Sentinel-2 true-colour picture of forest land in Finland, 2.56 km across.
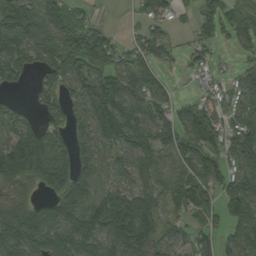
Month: September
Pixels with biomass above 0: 81%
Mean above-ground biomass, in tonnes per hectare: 108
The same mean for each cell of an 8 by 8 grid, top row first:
141 110 69 3 61 29 93 105
107 107 175 94 98 36 48 52
66 104 117 129 152 19 41 92
65 72 77 128 103 81 119 116
174 121 94 103 111 126 127 140
149 177 151 70 97 84 115 135
141 102 175 219 171 76 99 150
199 138 193 110 117 69 62 137
